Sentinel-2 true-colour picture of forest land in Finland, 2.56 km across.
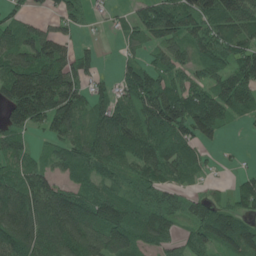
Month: June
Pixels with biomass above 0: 80%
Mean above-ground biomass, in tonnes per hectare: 83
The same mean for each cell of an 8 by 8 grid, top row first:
43 26 52 15 77 109 94 95
100 117 33 3 52 83 88 80
165 175 69 25 91 59 63 98
138 154 82 80 89 147 145 68
67 43 82 104 99 98 42 3
80 81 74 64 75 56 17 24
176 140 139 133 88 69 74 54
127 100 98 104 70 50 84 98
